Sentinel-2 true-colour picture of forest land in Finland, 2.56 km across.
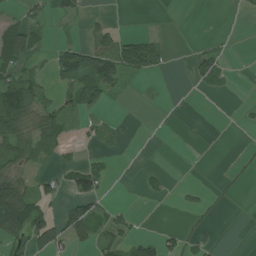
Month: July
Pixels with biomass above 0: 33%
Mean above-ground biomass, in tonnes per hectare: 23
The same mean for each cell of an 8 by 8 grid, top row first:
14 26 21 3 0 0 0 4
73 17 36 50 51 0 10 0
60 15 54 72 9 0 44 0
85 32 29 3 0 0 0 5
59 45 11 13 0 0 1 0
41 20 66 13 14 0 0 2
153 30 46 17 0 3 4 0
43 63 28 32 31 22 17 0
